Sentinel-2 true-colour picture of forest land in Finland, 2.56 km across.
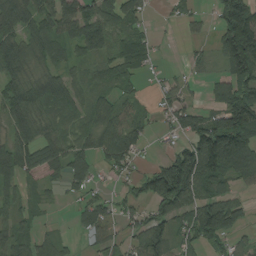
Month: August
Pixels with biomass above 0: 74%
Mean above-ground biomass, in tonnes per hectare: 78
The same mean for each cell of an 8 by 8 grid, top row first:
95 95 119 76 42 18 21 237
84 74 72 56 48 3 23 252
75 74 48 65 24 33 32 136
94 64 53 67 30 81 59 180
95 83 50 115 47 42 204 169
76 37 74 29 69 202 131 77
51 13 50 48 57 129 146 64
70 42 22 52 126 71 86 44
